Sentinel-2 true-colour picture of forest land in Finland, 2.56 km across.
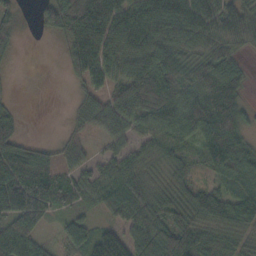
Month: October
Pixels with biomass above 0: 82%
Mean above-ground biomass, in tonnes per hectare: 64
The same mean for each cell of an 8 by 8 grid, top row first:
32 51 88 93 94 80 82 73
15 1 79 67 59 60 53 42
3 0 39 62 94 76 81 62
20 0 32 77 81 75 142 86
65 22 36 39 43 68 119 95
93 85 50 58 49 40 38 91
123 73 29 70 83 59 67 77
117 27 67 114 78 109 55 37
